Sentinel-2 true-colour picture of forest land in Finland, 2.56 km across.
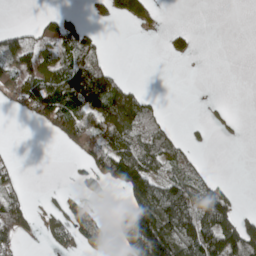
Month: May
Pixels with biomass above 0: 41%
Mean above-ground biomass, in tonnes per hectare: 60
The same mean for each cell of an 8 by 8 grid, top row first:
0 22 11 51 73 0 0 0
92 44 95 3 0 32 0 0
63 144 186 93 3 0 0 0
19 137 159 161 85 0 10 2
1 2 92 108 88 53 8 3
25 0 24 127 148 66 34 0
98 23 57 21 168 173 148 28
55 21 56 32 172 183 149 159
